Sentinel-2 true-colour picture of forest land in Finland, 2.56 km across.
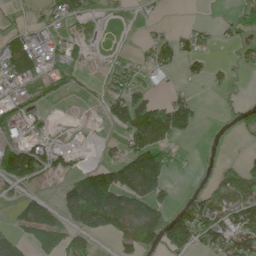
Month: June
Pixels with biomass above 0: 45%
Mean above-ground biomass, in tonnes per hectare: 43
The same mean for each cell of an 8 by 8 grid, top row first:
15 24 55 9 9 0 2 31
95 72 39 5 24 57 20 31
68 42 15 26 19 14 24 5
35 13 0 63 140 104 3 18
67 34 6 15 116 37 1 4
86 45 40 62 125 15 13 65
34 46 75 81 63 29 68 95
80 59 42 21 55 50 53 104
